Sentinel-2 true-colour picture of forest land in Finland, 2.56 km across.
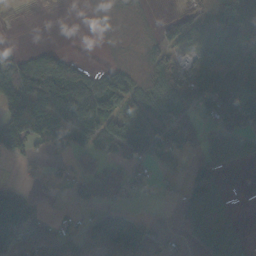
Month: October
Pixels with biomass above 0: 58%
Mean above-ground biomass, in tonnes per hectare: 57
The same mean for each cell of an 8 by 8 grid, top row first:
5 1 0 2 2 27 59 159
19 28 0 1 15 55 71 92
113 150 107 94 32 64 95 105
147 137 149 99 105 94 61 95
80 57 78 85 139 60 16 4
3 6 51 50 17 16 67 0
91 10 39 35 1 31 76 1
88 57 29 80 60 11 73 38
